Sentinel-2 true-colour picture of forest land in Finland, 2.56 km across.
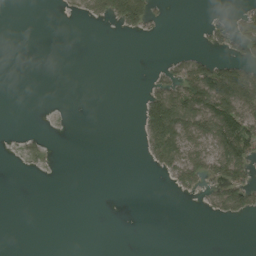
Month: August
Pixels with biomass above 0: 22%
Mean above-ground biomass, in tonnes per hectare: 22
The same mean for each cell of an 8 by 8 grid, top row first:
0 0 17 60 70 0 8 26
0 0 0 0 0 3 15 43
0 0 0 0 6 62 109 96
0 0 0 0 64 117 97 76
5 6 0 0 32 90 63 104
1 1 0 0 0 40 45 61
0 0 0 0 0 0 19 64
0 0 0 0 0 0 0 0
